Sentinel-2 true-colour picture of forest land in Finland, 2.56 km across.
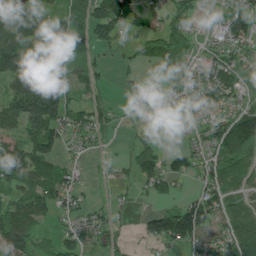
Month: June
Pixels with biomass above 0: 73%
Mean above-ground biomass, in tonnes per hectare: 74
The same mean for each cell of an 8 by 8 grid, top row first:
134 61 96 147 72 63 25 91
170 153 82 39 53 83 38 62
169 216 72 17 14 28 85 51
146 180 75 34 16 52 54 72
89 107 37 8 45 10 65 119
102 111 30 10 82 79 56 51
91 75 45 35 28 75 104 57
107 27 60 36 36 106 65 121
